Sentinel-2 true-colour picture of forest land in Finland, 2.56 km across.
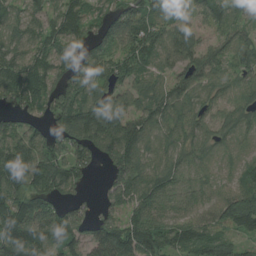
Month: August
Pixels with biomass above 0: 89%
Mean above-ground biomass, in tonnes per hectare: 89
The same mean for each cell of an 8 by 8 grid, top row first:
64 64 86 81 104 53 79 62
83 78 64 78 102 113 66 81
104 93 96 78 71 67 80 71
64 76 160 135 88 103 66 81
100 89 126 177 114 83 81 46
102 143 61 67 107 74 48 60
141 96 51 57 106 80 78 135
133 96 68 128 124 95 93 46
